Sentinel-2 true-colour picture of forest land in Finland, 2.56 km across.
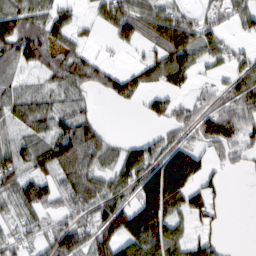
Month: February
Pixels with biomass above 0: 68%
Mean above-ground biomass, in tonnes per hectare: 63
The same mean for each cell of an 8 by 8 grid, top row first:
95 69 24 71 84 70 44 59
84 80 40 6 36 134 60 18
28 37 75 58 56 60 17 73
56 56 43 3 20 44 89 92
53 74 115 30 31 72 71 61
87 64 89 50 105 149 48 10
58 62 68 92 121 71 65 0
61 79 94 104 132 67 46 0
